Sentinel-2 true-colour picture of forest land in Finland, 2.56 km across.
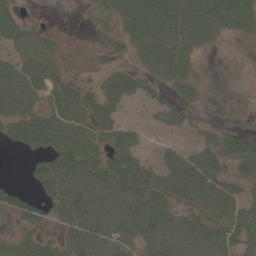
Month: June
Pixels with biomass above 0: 85%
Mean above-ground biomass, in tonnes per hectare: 51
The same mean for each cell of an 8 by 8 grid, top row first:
36 8 8 39 88 79 71 69
47 48 16 26 59 66 21 19
82 66 29 41 36 46 22 15
66 60 70 46 11 46 26 19
34 70 83 51 25 28 40 58
2 71 78 82 72 85 82 41
53 51 75 86 84 51 60 47
36 44 62 60 60 75 71 60
